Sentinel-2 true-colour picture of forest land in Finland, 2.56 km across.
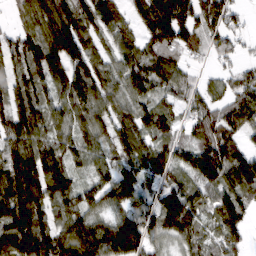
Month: March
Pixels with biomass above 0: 88%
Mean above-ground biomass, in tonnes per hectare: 106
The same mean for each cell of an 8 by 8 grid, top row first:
44 133 128 97 110 193 117 44
88 150 121 66 88 103 71 37
105 99 130 83 126 82 36 71
138 92 101 97 98 66 87 102
117 106 87 88 94 85 126 77
164 176 46 91 96 76 125 132
189 118 99 86 99 174 87 123
193 145 178 171 117 102 67 36
